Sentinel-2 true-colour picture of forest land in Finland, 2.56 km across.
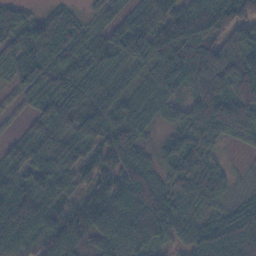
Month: November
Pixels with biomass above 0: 92%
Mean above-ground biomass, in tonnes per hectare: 98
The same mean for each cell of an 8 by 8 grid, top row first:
60 64 30 47 97 120 167 105
91 96 85 95 103 212 123 134
59 96 102 73 73 108 133 147
26 108 122 100 101 64 195 165
56 112 119 122 58 81 101 47
101 132 66 89 90 95 74 13
130 114 85 127 132 93 49 66
109 114 98 116 98 55 112 145
